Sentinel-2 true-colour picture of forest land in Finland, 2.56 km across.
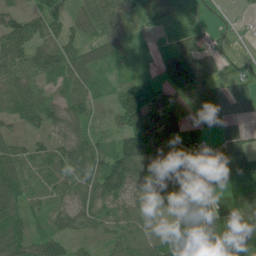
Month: June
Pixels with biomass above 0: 83%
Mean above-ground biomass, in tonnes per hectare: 70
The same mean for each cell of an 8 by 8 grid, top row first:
45 52 44 61 51 22 2 10
70 54 55 51 0 29 43 2
69 47 65 37 32 67 74 45
58 82 81 42 153 93 104 56
48 43 80 55 144 111 65 71
91 66 82 124 95 138 129 94
94 52 83 68 80 74 77 80
115 88 37 52 78 119 120 142
